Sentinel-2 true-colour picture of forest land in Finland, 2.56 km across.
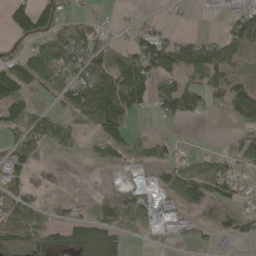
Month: May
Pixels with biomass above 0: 60%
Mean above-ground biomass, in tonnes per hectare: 56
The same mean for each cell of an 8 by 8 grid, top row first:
94 63 21 5 9 2 3 63
24 65 88 43 76 96 96 73
124 79 92 119 105 65 79 66
66 39 68 150 32 91 32 94
51 52 21 80 31 19 3 43
55 37 3 7 11 61 73 43
74 29 19 68 63 49 58 40
102 59 82 84 19 27 28 55
